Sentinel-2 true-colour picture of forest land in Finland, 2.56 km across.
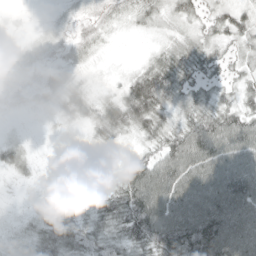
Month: April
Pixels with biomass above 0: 86%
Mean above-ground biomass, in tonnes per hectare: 36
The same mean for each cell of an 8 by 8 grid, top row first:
5 4 16 21 24 23 23 31
9 16 24 5 6 28 28 27
19 25 20 10 51 42 27 27
9 12 39 44 61 27 40 42
18 2 11 20 22 58 78 73
12 7 9 12 68 82 76 82
3 21 31 46 88 81 83 79
13 42 46 42 61 89 100 80
